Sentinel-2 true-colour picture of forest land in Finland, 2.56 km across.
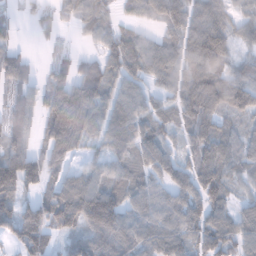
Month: January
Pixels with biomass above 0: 84%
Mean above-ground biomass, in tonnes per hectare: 71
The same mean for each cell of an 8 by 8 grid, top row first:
20 40 54 33 49 76 78 43
32 15 13 59 77 79 135 37
58 54 71 60 63 67 106 63
57 81 93 69 66 66 107 32
71 85 56 63 83 42 110 63
137 64 48 54 66 80 96 50
106 87 132 114 88 86 93 54
72 67 69 111 75 87 101 83
